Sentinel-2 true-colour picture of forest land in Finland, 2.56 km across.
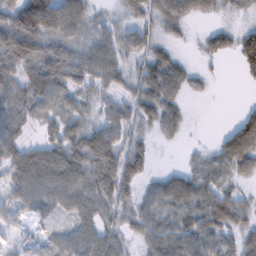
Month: February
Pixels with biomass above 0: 82%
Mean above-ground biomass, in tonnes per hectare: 53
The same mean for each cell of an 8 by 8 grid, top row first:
95 161 90 16 42 65 24 16
112 72 57 53 41 21 42 72
61 109 53 43 57 71 17 13
58 56 42 43 49 49 0 25
51 47 72 67 29 11 10 118
57 77 70 92 37 43 48 43
33 36 56 48 47 72 76 55
15 22 58 47 45 73 70 48
